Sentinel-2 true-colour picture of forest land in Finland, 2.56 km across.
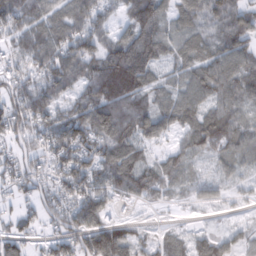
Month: February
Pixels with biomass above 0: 83%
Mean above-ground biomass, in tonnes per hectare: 63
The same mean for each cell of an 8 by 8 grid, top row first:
94 66 68 30 106 60 79 71
57 80 82 78 90 48 59 72
69 74 59 110 80 39 76 77
94 77 68 110 81 68 62 41
55 74 86 82 48 33 71 59
63 59 96 95 78 58 21 29
29 66 96 36 12 15 20 10
53 35 73 119 30 36 42 30
